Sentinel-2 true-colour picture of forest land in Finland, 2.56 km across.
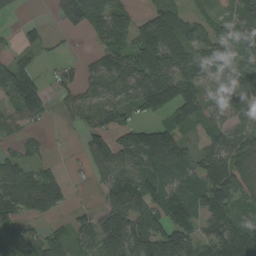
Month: August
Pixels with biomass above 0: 75%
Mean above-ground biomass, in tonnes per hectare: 87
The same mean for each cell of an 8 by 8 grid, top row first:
13 10 92 108 45 78 46 106
34 25 3 95 139 104 114 72
146 30 55 91 130 138 79 106
72 41 80 92 71 109 51 79
32 20 24 115 168 135 54 82
127 74 7 121 124 79 89 151
119 92 23 111 141 110 127 90
62 84 57 139 168 158 81 161
